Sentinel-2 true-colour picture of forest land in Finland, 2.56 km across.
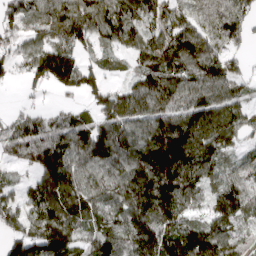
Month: April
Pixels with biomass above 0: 87%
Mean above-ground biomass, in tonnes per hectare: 105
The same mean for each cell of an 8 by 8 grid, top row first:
112 104 130 125 91 92 79 86
70 120 74 47 73 131 117 41
27 128 129 29 98 105 126 69
38 37 39 99 107 101 113 85
86 119 98 140 121 156 120 53
19 109 110 122 150 163 71 80
101 149 104 117 154 122 73 128
123 205 95 128 209 194 163 90
